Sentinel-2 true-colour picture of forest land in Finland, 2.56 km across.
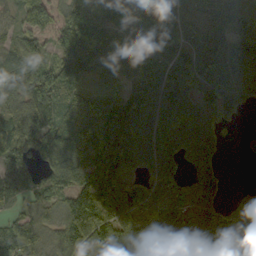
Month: October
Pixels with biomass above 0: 88%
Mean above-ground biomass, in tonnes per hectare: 115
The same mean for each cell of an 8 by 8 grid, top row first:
59 101 138 64 100 139 114 124
77 76 169 85 95 137 165 157
115 154 99 55 101 140 178 136
61 143 134 146 157 164 119 94
120 138 136 182 123 121 116 19
116 61 82 161 107 95 135 0
63 80 169 163 121 99 130 105
149 79 147 107 79 101 168 102
